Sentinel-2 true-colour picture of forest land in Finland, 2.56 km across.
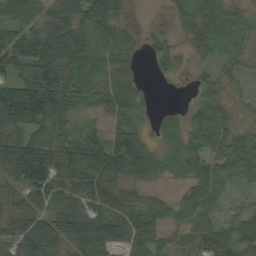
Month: September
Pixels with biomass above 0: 85%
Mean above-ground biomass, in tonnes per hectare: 57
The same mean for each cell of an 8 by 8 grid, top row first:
67 56 61 58 3 22 65 46
110 110 71 59 26 25 44 34
71 99 57 58 20 12 36 25
91 59 38 60 26 21 81 21
84 62 68 102 67 39 75 48
73 81 65 89 54 26 61 46
43 52 52 81 56 40 59 31
73 86 80 73 88 38 67 73
